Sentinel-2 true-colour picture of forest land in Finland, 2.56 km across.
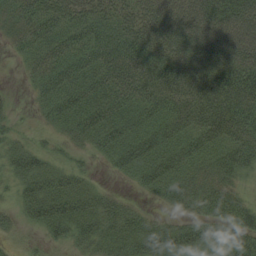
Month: August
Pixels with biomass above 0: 84%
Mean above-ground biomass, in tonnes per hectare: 44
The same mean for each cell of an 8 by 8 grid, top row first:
42 67 54 45 57 67 72 70
20 54 48 57 58 63 70 71
2 43 51 61 64 66 66 69
8 26 57 50 48 62 66 59
20 13 19 42 56 47 48 50
28 50 28 8 36 45 35 25
18 59 60 35 10 18 33 42
7 16 27 41 46 52 50 46
